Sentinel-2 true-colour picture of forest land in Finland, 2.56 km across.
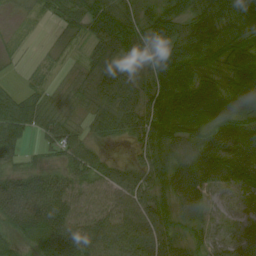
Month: August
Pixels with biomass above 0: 89%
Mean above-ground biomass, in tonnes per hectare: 54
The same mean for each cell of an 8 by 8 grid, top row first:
11 22 55 69 40 50 70 83
11 12 17 73 64 74 71 66
7 14 31 84 53 81 51 80
53 39 23 55 64 78 110 75
44 34 53 13 45 59 77 78
43 40 56 55 59 72 71 71
79 86 51 58 68 52 52 26
20 44 74 72 72 43 50 44
